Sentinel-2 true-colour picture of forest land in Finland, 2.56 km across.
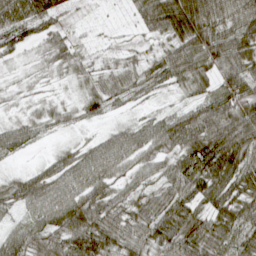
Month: April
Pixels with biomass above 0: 86%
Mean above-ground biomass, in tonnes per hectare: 58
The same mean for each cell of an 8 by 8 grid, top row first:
86 62 9 2 65 134 89 77
41 40 20 12 17 66 98 86
8 14 22 44 45 53 47 91
10 30 32 20 18 34 77 97
46 8 25 58 72 78 113 122
26 61 67 55 47 83 114 95
33 78 93 63 59 78 60 83
53 82 83 67 64 76 79 78
